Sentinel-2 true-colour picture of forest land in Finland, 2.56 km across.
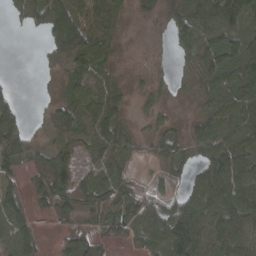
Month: March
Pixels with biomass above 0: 75%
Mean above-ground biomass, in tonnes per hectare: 41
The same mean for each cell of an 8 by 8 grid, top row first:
12 59 56 38 16 48 68 63
0 31 85 32 5 22 57 50
5 4 41 25 12 14 45 76
36 16 52 49 17 9 37 72
42 19 27 43 13 36 51 80
30 59 25 42 6 24 69 79
53 22 39 40 43 54 81 86
63 6 34 37 38 73 69 71
